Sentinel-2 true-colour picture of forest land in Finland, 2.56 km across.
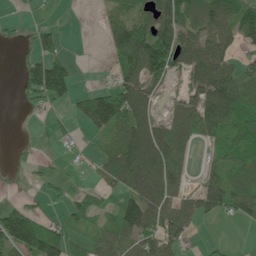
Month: June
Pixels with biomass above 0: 60%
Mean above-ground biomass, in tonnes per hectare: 57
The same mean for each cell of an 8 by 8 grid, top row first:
7 3 0 32 48 112 71 97
12 39 0 43 135 104 82 39
19 170 11 29 108 37 134 70
3 11 32 124 81 43 102 86
5 2 11 38 148 91 45 93
5 23 13 58 139 79 34 75
61 9 55 32 67 96 43 73
106 124 27 70 73 44 9 1
